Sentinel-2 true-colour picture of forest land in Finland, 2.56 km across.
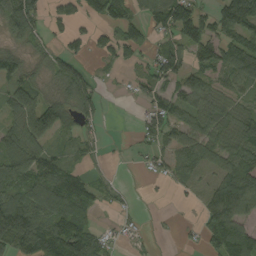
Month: August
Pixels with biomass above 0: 68%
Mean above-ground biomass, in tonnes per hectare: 68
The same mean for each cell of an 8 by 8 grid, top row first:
116 47 48 72 56 143 60 174
33 33 31 61 46 65 100 103
64 43 98 9 40 73 56 66
93 126 83 1 37 72 77 57
92 69 38 2 31 68 81 91
122 105 59 13 12 46 35 97
139 127 118 18 3 3 68 91
140 140 120 23 13 7 68 129
